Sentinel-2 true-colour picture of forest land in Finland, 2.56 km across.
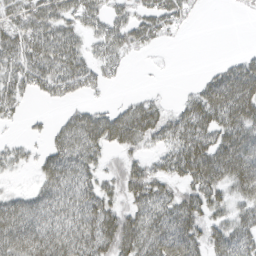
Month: March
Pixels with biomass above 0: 71%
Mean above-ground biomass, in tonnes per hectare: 39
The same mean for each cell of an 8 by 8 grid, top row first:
33 44 37 29 31 30 1 2
46 55 30 33 19 2 0 2
41 45 38 11 0 0 26 73
17 4 25 26 49 23 65 72
14 23 58 38 25 44 60 69
7 45 47 24 45 34 71 76
46 49 54 38 47 55 49 35
68 63 61 64 65 80 46 57
